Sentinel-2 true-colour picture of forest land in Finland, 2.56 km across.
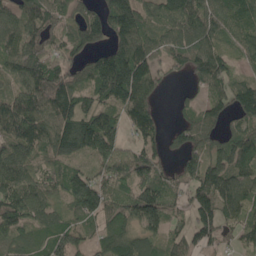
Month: May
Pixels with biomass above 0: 86%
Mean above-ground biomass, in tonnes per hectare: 113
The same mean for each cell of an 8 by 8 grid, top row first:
94 126 84 169 116 130 123 118
109 116 85 120 121 97 118 84
96 191 86 245 158 21 133 84
157 146 156 97 138 29 83 136
120 126 165 147 103 48 88 126
124 91 85 123 123 79 136 114
143 92 106 106 181 65 144 114
75 97 75 125 101 79 88 68
